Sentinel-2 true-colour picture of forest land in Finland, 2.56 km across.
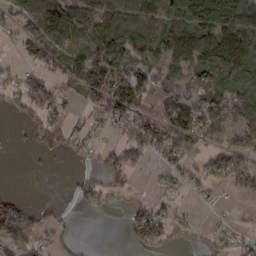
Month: February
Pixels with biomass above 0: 62%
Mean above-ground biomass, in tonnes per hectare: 67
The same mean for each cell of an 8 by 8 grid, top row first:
69 158 128 103 141 87 146 142
18 79 52 186 107 121 142 135
40 54 94 153 102 77 73 87
31 69 27 97 76 122 95 102
6 56 29 27 89 97 42 63
0 3 23 46 8 45 59 63
89 18 12 23 45 22 10 9
66 38 17 0 73 27 20 30
